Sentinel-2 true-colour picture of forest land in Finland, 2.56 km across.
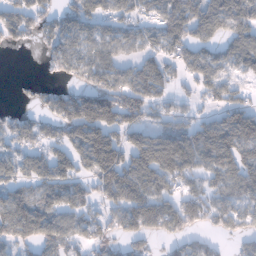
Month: January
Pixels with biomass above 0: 71%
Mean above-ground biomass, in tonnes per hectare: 71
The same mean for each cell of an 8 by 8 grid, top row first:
78 57 80 61 48 87 101 92
23 43 58 58 56 67 57 77
5 17 46 74 101 45 70 43
26 49 116 120 70 48 36 91
60 72 118 125 101 122 109 113
59 81 64 117 113 99 65 80
92 75 57 60 109 83 83 69
70 82 57 44 45 38 31 42
